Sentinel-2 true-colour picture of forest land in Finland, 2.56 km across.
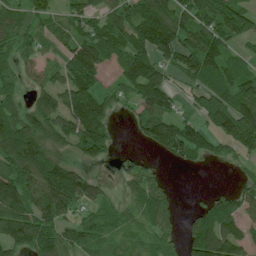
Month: July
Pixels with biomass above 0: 77%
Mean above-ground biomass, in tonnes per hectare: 98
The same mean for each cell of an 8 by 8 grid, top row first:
84 72 81 107 190 134 112 117
83 46 150 110 164 162 160 52
46 67 165 37 212 57 116 141
67 132 197 78 82 58 107 167
148 112 129 64 35 124 80 109
147 171 99 26 75 3 1 26
147 128 80 57 94 36 66 76
130 110 97 57 51 39 136 97
